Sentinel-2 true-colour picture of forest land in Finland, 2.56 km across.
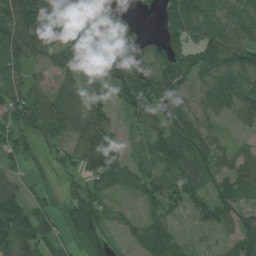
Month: July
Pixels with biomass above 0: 85%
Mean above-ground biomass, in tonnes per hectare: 76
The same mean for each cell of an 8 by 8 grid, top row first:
136 91 92 59 14 125 77 60
136 79 61 89 64 85 104 114
75 34 58 99 112 83 64 88
96 131 96 61 103 102 61 62
68 59 107 86 33 133 81 26
46 25 54 96 67 79 74 75
123 57 92 35 45 54 72 64
122 63 70 42 66 59 16 68
